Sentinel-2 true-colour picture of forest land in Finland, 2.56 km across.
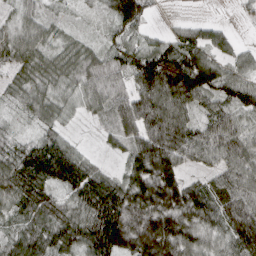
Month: April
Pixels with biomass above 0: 90%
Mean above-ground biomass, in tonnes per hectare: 85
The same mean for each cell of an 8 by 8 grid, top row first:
47 38 19 73 67 9 10 11
101 53 51 44 58 88 88 37
55 65 86 83 105 161 99 73
30 60 35 80 137 128 60 64
70 90 25 33 128 143 112 98
122 101 106 43 132 90 51 112
65 89 88 127 172 165 108 142
67 94 96 132 178 170 77 111
